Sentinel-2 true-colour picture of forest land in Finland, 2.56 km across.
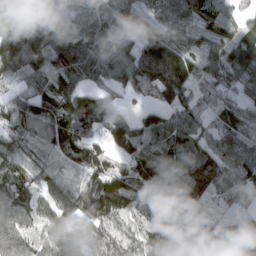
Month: March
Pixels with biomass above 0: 92%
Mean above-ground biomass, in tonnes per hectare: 101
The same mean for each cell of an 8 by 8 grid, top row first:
54 76 73 79 56 52 86 43
209 167 132 103 142 95 80 131
82 104 98 88 113 153 71 99
111 123 150 101 54 95 67 61
97 103 158 117 130 109 109 96
91 76 75 164 129 87 152 117
101 72 83 138 106 128 78 52
92 77 88 107 75 77 129 86
